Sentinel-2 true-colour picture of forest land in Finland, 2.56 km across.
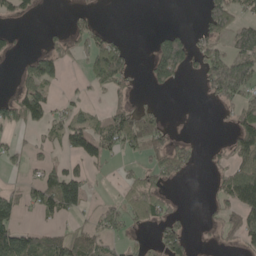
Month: May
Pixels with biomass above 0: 41%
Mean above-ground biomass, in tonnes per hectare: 48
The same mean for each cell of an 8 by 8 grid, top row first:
34 0 19 0 0 0 85 57
13 31 43 81 0 137 56 81
20 64 13 83 17 55 74 173
77 70 29 41 40 0 0 56
20 25 90 61 70 40 4 85
9 59 52 8 40 36 12 101
68 69 61 42 82 16 10 81
142 67 67 40 13 83 4 42
